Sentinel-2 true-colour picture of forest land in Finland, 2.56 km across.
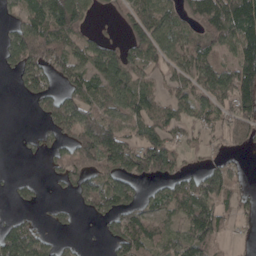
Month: April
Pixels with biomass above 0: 64%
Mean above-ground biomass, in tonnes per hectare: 68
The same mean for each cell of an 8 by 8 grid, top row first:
45 133 80 17 93 73 110 147
99 119 60 42 92 83 71 112
40 71 78 109 74 65 89 142
0 70 119 77 98 60 63 95
2 31 114 127 86 50 33 42
6 16 96 87 77 73 42 20
17 11 33 82 48 70 55 37
144 40 10 50 93 62 57 9
